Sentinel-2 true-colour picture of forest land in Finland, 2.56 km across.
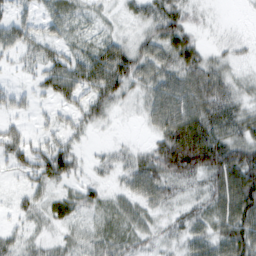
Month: February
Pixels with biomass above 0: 80%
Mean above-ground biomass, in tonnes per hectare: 40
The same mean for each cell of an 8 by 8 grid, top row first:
29 28 25 11 33 45 8 1
33 34 33 67 40 66 18 12
7 41 70 108 40 51 67 22
20 12 39 27 25 65 70 43
43 31 17 12 14 104 103 65
17 52 21 18 59 57 64 97
18 30 35 34 32 24 48 95
25 20 27 43 26 26 54 86
